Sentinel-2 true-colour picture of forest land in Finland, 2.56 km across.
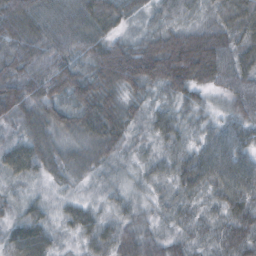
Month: October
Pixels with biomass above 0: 98%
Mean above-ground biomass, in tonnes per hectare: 51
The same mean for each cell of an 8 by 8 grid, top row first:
87 51 60 60 26 42 29 75
67 59 61 62 62 112 108 55
73 74 65 74 72 84 60 56
63 62 66 62 31 35 26 50
38 55 41 55 18 35 52 52
36 30 31 18 23 47 74 89
24 26 32 22 20 33 26 60
59 45 26 50 47 32 26 60
